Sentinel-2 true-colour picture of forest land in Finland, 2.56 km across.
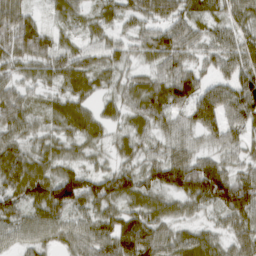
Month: March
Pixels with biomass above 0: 91%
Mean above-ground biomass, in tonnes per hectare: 53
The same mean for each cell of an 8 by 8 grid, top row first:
73 18 30 25 45 49 29 46
58 57 39 37 44 60 39 61
40 38 52 33 46 91 37 74
60 31 49 30 62 55 101 79
53 36 36 30 32 42 29 42
87 65 67 78 62 91 113 51
53 75 53 45 51 35 38 90
39 41 55 81 88 50 46 54
